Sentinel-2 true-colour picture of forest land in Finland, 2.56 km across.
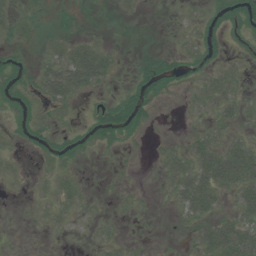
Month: July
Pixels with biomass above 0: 44%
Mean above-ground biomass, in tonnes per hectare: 13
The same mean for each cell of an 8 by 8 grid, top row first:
11 4 5 1 1 2 12 23
9 10 20 6 5 7 16 5
20 34 43 11 26 17 19 10
16 3 3 25 23 0 14 18
5 14 15 13 2 3 29 23
2 6 5 1 0 25 47 43
0 7 7 1 1 12 28 25
0 1 1 6 1 1 36 46
